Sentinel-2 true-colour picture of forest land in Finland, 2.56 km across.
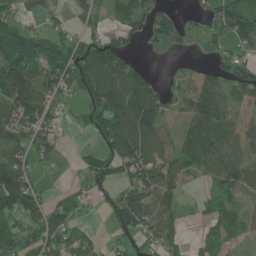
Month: June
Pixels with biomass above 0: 63%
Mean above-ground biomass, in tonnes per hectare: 54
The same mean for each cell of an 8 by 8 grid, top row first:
36 27 23 28 53 24 34 71
109 50 56 78 11 12 20 41
117 65 75 98 79 18 72 73
83 52 18 98 110 20 108 97
46 54 4 76 83 44 119 75
98 5 14 56 67 62 50 68
87 54 29 58 66 32 24 30
58 70 56 22 39 25 34 22
